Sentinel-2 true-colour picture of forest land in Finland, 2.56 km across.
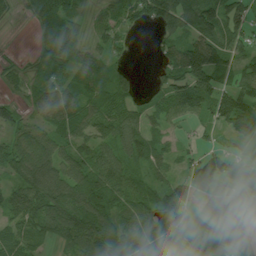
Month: July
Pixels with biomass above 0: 82%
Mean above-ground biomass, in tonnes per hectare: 82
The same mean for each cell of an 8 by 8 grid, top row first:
34 100 58 63 83 142 125 88
4 81 69 47 1 97 167 68
28 59 83 74 5 100 125 73
45 83 88 78 62 64 74 117
81 89 64 88 96 26 28 42
71 108 92 100 40 40 126 71
100 134 132 88 66 84 136 111
72 56 118 118 96 94 115 175
